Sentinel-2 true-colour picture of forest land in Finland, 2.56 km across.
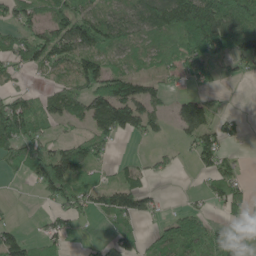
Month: May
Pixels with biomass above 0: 62%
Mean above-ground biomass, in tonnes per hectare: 70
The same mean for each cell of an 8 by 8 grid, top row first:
72 64 97 54 92 144 180 172
63 127 113 80 46 83 149 92
21 19 94 132 63 34 37 24
125 66 76 183 105 56 83 10
106 68 77 27 15 19 93 15
17 137 76 22 38 9 47 41
5 19 59 97 74 19 23 48
71 54 6 34 51 134 126 68
